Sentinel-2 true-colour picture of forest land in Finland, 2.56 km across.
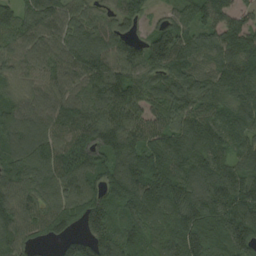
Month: August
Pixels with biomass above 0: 95%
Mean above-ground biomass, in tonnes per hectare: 139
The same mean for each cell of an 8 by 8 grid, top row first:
128 145 102 87 64 86 123 94
95 112 156 134 124 164 147 187
70 98 107 163 122 139 125 173
119 106 118 146 107 120 124 163
143 130 128 173 153 138 155 121
145 145 142 153 181 167 170 139
160 122 147 159 192 184 170 189
167 69 108 184 144 183 179 187
